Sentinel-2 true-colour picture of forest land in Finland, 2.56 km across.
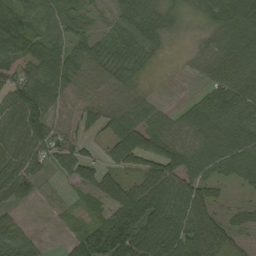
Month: August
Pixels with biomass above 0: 82%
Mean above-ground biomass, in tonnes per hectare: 62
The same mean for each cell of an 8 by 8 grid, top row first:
80 36 35 24 55 20 19 83
87 77 56 51 69 4 32 86
66 88 51 49 17 1 35 70
77 72 59 67 53 25 76 67
73 80 36 76 115 66 93 100
90 28 71 56 83 96 61 62
36 3 15 76 144 93 69 33
77 7 50 140 126 104 101 31
